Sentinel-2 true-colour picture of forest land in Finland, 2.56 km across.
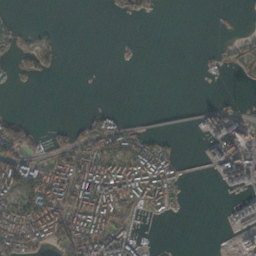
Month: November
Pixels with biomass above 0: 38%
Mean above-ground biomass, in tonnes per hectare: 42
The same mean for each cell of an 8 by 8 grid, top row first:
8 0 0 6 14 0 4 1
40 49 0 1 2 0 10 33
15 6 0 0 0 0 8 14
4 0 4 20 1 2 50 38
109 27 70 69 71 16 59 128
111 101 122 121 117 55 11 118
101 126 96 111 65 27 0 54
107 72 120 115 23 1 0 39
